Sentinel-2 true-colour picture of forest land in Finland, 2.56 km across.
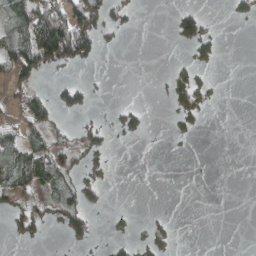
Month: April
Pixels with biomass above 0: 28%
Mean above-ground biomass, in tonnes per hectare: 32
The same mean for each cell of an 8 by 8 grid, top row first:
58 158 106 44 1 35 18 20
88 148 127 12 0 11 47 0
63 7 13 1 0 66 29 0
22 72 43 14 32 56 27 0
66 67 45 21 5 8 0 0
96 70 48 15 0 0 0 0
53 32 77 8 2 0 0 0
18 7 34 24 34 23 0 0
